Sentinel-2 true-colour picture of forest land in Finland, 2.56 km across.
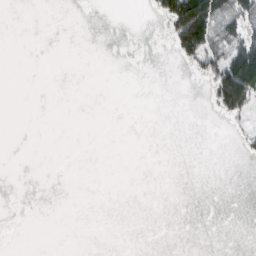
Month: March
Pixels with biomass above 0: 11%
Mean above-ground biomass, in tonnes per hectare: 10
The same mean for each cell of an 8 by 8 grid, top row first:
0 0 0 0 1 97 100 52
0 0 0 0 1 42 70 69
0 0 0 0 0 0 25 155
0 0 0 0 0 0 1 49
0 0 0 0 0 0 0 8
0 0 0 0 0 0 0 0
0 0 0 0 0 0 0 0
0 0 0 0 0 0 0 0
